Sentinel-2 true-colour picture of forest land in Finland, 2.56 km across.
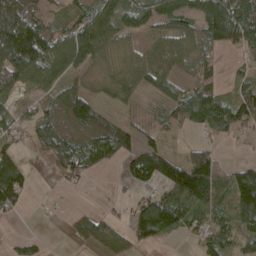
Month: April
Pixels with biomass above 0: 69%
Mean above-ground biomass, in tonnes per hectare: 67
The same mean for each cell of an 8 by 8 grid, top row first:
140 71 66 113 99 113 116 146
149 120 144 74 42 66 34 66
81 69 34 49 66 49 38 33
36 67 95 35 21 68 115 92
25 61 75 101 59 18 52 8
94 4 40 7 86 136 151 81
32 6 15 9 86 104 78 87
18 8 47 87 58 12 54 57
